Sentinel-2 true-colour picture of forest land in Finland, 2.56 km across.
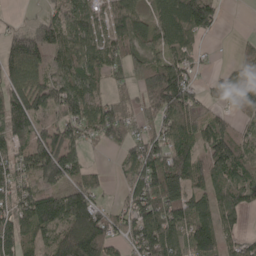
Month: May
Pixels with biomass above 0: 81%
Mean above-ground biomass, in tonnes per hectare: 97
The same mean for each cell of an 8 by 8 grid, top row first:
6 48 123 138 89 162 144 0
83 92 129 99 95 114 18 29
99 73 90 52 101 144 28 92
133 78 109 91 71 144 53 41
86 138 81 50 105 123 91 77
109 158 88 18 110 151 97 99
115 182 203 40 138 121 97 98
119 94 187 76 135 89 134 61
